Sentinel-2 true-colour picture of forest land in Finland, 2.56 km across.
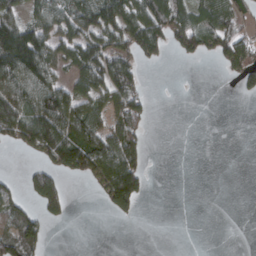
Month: March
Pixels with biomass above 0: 46%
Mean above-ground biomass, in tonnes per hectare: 58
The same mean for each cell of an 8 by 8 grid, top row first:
68 82 96 124 106 80 74 70
186 92 101 91 84 54 53 105
109 75 77 113 26 0 0 47
160 161 107 82 71 0 0 0
56 140 137 110 56 0 0 0
11 79 58 148 60 0 0 0
64 67 0 58 8 0 0 0
121 29 0 0 0 0 0 0
